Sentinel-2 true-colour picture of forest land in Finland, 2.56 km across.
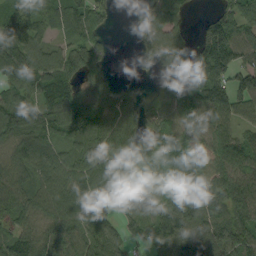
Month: September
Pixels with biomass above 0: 85%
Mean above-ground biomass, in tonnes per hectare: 86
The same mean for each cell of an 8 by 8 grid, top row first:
108 87 104 28 37 43 35 90
140 75 83 15 35 74 172 120
101 95 65 29 4 76 168 83
109 87 101 90 58 85 126 75
92 98 78 108 77 87 73 91
88 93 101 108 26 89 86 108
93 85 96 57 19 133 124 117
79 95 101 91 40 124 128 126
